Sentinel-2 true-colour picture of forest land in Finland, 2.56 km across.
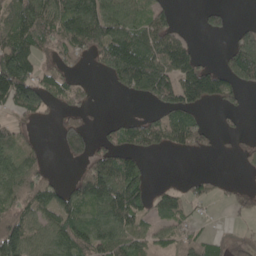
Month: May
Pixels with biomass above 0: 60%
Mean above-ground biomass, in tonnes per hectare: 65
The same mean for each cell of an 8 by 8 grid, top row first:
87 102 153 96 60 27 29 0
129 58 80 134 135 106 0 112
175 60 20 40 136 109 116 81
51 32 38 1 11 85 18 26
59 4 77 46 72 55 27 11
80 33 51 123 58 3 21 5
79 83 88 151 71 73 14 23
142 70 98 94 49 57 43 20
